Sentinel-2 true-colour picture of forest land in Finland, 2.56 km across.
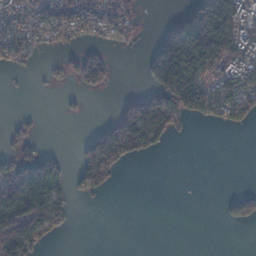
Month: January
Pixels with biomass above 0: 42%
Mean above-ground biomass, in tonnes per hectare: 56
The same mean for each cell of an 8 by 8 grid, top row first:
82 89 106 88 14 39 186 85
97 30 34 24 17 199 132 128
3 15 76 34 19 204 95 106
6 1 9 26 207 127 88 73
45 7 30 132 89 6 0 0
130 130 41 43 0 0 0 0
143 117 3 0 0 0 0 46
154 35 0 0 0 0 0 0
